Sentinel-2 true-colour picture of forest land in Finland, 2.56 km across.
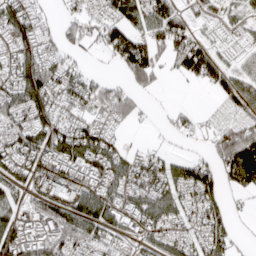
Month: April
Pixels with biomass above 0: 72%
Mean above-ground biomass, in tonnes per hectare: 67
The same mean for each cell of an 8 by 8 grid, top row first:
92 28 54 70 88 80 41 34
78 57 40 73 78 79 64 37
100 116 76 29 83 15 52 71
79 78 59 75 18 28 9 61
80 97 115 58 15 10 30 126
65 102 82 99 97 78 73 107
47 81 112 85 92 73 95 13
83 72 83 56 65 64 88 18
